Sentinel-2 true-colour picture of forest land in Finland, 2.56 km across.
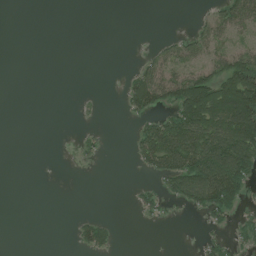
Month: July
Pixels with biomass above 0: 32%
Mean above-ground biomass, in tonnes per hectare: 35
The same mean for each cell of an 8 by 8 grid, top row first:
0 0 0 0 0 0 29 86
0 0 0 0 4 42 55 41
0 0 0 0 67 74 100 161
0 0 5 0 55 73 153 190
0 0 12 1 70 139 133 135
0 0 1 0 12 89 148 104
0 0 0 0 24 11 68 38
0 0 30 27 0 0 21 27
